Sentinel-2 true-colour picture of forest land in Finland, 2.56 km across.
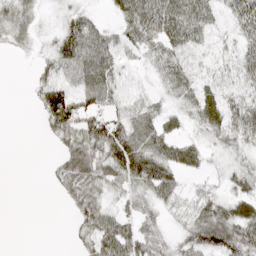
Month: April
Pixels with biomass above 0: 72%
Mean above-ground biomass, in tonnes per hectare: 35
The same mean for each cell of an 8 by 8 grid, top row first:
41 7 30 13 63 61 35 52
16 17 75 53 34 39 17 33
0 44 62 56 14 38 26 44
0 61 68 39 37 21 39 49
0 6 68 77 52 39 19 27
0 9 68 38 65 33 14 29
0 0 44 27 27 27 45 36
0 0 22 75 48 24 61 63
